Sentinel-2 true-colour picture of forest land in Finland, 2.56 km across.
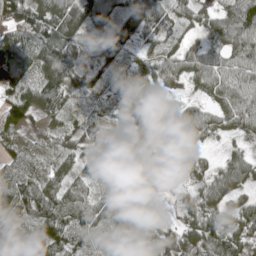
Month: May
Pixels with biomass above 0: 94%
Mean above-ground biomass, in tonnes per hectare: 65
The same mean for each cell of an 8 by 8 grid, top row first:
98 90 100 87 97 48 49 104
93 96 58 68 34 44 66 90
99 83 58 30 68 57 78 77
96 68 23 26 56 30 66 119
43 15 70 76 63 64 33 30
60 46 39 59 56 27 57 79
94 105 84 91 42 27 83 65
45 66 57 35 72 70 109 72
